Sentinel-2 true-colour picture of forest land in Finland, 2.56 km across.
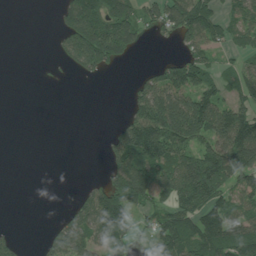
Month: July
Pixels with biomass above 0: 53%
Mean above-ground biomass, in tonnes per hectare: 83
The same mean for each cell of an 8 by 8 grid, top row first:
0 1 188 176 75 156 111 85
0 3 176 173 18 25 89 56
0 4 14 2 52 115 77 89
0 0 0 0 139 175 165 111
0 0 0 62 262 172 105 191
0 0 2 91 157 153 237 110
0 0 66 181 71 111 141 87
26 47 114 125 29 163 164 151
